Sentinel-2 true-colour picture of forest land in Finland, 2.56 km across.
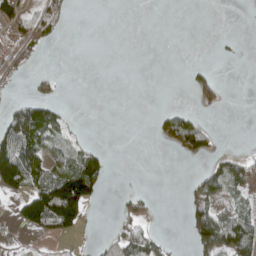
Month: April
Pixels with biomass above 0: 29%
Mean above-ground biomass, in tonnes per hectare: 30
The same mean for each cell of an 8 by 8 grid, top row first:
63 53 0 0 0 0 0 0
18 10 0 0 0 0 0 3
7 17 0 0 0 0 36 0
73 67 1 0 0 43 8 0
121 55 29 1 0 57 49 1
114 89 129 10 0 0 54 59
35 159 104 3 33 0 78 33
5 15 8 42 54 3 104 90
